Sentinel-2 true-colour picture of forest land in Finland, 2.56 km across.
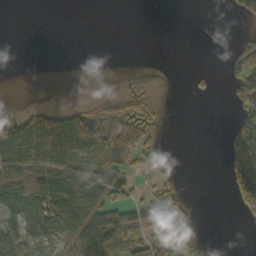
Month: October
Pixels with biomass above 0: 40%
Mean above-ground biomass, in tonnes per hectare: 38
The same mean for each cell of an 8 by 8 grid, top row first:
0 0 0 0 0 0 0 19
0 0 0 0 0 0 0 55
0 0 0 2 10 0 12 67
15 61 58 75 73 5 0 48
117 146 110 92 72 0 0 113
57 66 62 66 26 15 0 77
53 70 80 71 88 97 0 24
58 28 61 142 90 36 7 0
